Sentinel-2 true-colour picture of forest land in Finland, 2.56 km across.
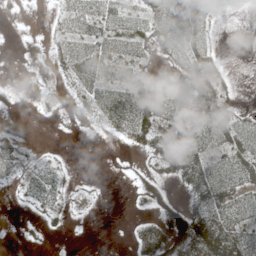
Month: May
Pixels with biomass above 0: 55%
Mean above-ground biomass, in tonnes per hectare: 26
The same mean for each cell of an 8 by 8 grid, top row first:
0 7 36 39 41 57 41 2
7 21 46 42 25 44 29 0
2 14 57 37 25 13 59 3
6 6 15 42 47 23 55 25
19 2 0 4 31 38 47 52
15 33 3 2 19 28 59 49
3 22 3 0 11 25 53 43
2 4 0 0 44 44 64 50
